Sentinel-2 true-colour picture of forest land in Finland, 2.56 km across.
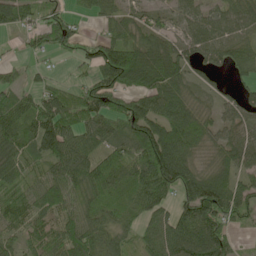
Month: May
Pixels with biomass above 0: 84%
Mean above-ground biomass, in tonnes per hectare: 72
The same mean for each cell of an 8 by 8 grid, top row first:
96 50 26 46 40 44 61 72
11 58 45 105 77 66 74 63
34 20 27 113 108 91 29 28
87 104 80 98 112 85 36 69
83 106 84 57 114 114 55 82
62 70 84 96 93 119 73 57
63 70 66 59 72 60 128 89
47 68 110 57 57 105 136 24
